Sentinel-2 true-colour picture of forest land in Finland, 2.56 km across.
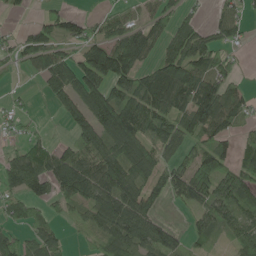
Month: May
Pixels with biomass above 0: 71%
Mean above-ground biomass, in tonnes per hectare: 80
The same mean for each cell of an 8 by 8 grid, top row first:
9 35 38 49 61 69 21 50
60 104 65 121 107 83 100 23
8 88 121 111 83 153 111 35
33 6 81 141 122 118 140 67
34 55 77 95 106 95 84 58
109 134 170 131 88 77 141 115
56 46 46 136 102 15 93 96
80 81 11 75 96 61 44 88
